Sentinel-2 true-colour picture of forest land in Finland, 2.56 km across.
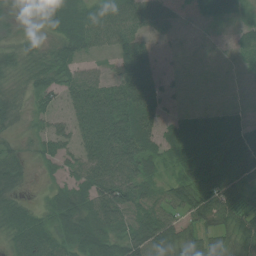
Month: July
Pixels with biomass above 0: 87%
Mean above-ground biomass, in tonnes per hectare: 47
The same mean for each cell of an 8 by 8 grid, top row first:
25 52 45 54 53 27 25 23
28 35 42 38 48 14 8 34
33 49 50 40 74 14 3 8
35 32 51 94 75 24 27 17
19 34 42 95 65 56 65 72
47 13 45 83 49 40 104 81
38 30 50 94 58 48 94 72
45 49 56 62 74 50 48 51
